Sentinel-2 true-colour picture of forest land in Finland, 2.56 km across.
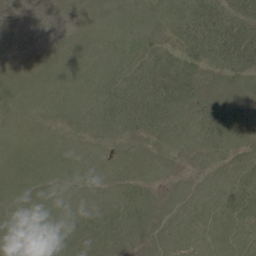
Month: June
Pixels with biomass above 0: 87%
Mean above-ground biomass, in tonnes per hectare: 16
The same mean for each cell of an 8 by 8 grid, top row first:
0 0 2 9 12 21 52 46
0 1 7 12 14 20 47 57
7 9 11 18 33 33 12 22
9 11 12 21 38 23 26 18
10 10 9 11 13 16 19 16
10 10 10 10 10 5 12 28
10 9 12 13 13 9 19 25
9 9 14 9 5 13 15 13
